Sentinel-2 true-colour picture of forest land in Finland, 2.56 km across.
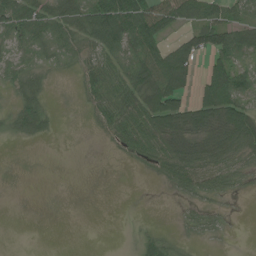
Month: June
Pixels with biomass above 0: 58%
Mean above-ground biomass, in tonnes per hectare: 39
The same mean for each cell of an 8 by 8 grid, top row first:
62 55 59 124 89 78 70 38
33 34 30 66 76 70 67 68
34 18 21 56 79 132 76 66
42 33 4 48 80 109 96 81
5 5 0 15 60 73 68 68
0 0 0 0 5 48 46 28
0 0 0 0 0 4 18 1
0 0 0 0 22 14 10 0
